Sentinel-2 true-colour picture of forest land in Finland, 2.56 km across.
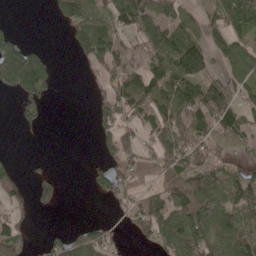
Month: May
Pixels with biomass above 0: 56%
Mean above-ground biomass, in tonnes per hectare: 63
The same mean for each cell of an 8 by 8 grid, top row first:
1 13 100 70 122 65 39 98
84 11 65 94 83 124 77 66
135 65 4 69 83 129 80 72
18 10 0 81 62 106 122 79
1 1 0 72 44 109 80 45
42 25 0 72 59 101 86 57
36 19 0 19 82 103 111 94
69 23 70 42 31 128 101 111
